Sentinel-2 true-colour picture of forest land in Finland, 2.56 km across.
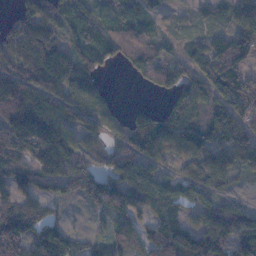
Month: November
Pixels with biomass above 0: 82%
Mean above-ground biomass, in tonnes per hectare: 92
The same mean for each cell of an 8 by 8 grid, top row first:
69 115 56 46 55 25 46 121
112 106 76 77 103 33 90 153
119 168 105 6 55 87 104 128
152 129 104 58 51 112 93 121
171 162 80 63 149 101 97 114
83 88 114 104 93 57 105 40
109 50 18 70 77 62 55 54
187 113 53 67 83 125 148 130
